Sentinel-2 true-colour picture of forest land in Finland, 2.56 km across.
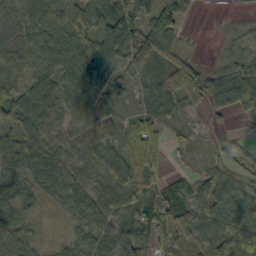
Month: October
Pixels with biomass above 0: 87%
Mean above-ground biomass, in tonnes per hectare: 54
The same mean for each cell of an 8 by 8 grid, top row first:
57 50 56 80 66 55 0 7
60 60 76 95 78 36 1 22
29 63 87 48 34 79 51 89
74 69 70 43 25 28 36 68
77 56 58 37 82 15 14 27
82 78 43 62 66 16 60 41
43 15 61 55 68 66 84 91
62 10 59 78 47 54 71 112
